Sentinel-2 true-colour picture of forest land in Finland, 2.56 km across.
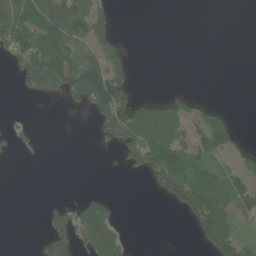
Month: June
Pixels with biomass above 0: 35%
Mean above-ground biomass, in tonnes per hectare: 41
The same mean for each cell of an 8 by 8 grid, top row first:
98 116 110 42 0 0 0 0
58 123 64 84 0 0 0 0
21 96 124 137 0 0 0 0
2 0 13 146 86 69 42 1
15 1 0 33 111 95 81 30
0 0 0 0 30 99 81 53
0 16 41 30 0 29 109 39
0 47 40 79 0 0 66 52
